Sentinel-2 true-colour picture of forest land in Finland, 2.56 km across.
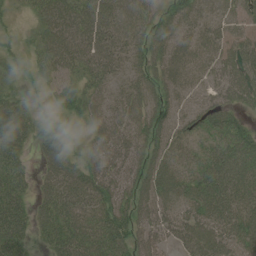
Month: June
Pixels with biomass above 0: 89%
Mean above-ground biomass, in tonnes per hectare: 51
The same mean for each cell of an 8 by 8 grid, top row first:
19 68 72 70 59 58 45 38
23 62 63 56 55 54 45 55
25 28 42 38 47 45 32 64
60 12 38 42 55 40 44 34
54 42 18 64 55 41 41 63
48 39 57 65 62 54 76 72
53 48 58 69 56 46 79 62
51 39 66 77 51 40 74 67
